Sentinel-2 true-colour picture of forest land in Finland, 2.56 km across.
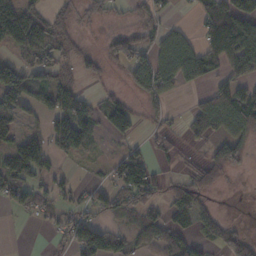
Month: November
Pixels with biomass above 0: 57%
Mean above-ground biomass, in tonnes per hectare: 59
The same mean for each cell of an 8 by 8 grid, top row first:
151 57 25 24 42 8 76 151
58 80 21 54 61 77 73 129
97 56 24 9 94 62 41 57
81 68 106 44 30 11 99 144
75 67 83 7 23 19 39 65
100 51 8 43 129 23 74 11
40 39 48 64 78 65 41 0
0 9 103 71 59 75 62 76
